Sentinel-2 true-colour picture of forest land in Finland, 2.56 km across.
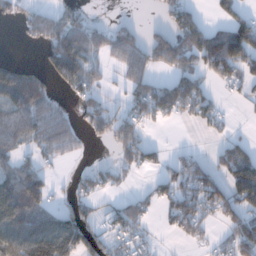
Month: December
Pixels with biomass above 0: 55%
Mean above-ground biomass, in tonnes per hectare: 72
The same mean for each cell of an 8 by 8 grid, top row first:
58 81 60 10 1 81 19 60
4 99 168 84 90 100 139 154
183 74 112 20 87 58 45 63
128 114 59 66 85 52 52 6
74 94 33 67 67 5 9 45
105 40 29 41 15 82 85 144
164 71 60 35 54 82 79 84
111 175 129 51 37 22 24 101
